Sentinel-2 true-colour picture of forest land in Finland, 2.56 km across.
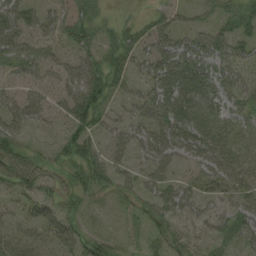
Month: August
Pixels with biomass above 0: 70%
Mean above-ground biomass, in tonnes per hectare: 39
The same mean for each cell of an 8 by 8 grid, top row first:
56 36 41 13 13 26 17 47
58 24 41 39 42 46 55 37
23 31 71 50 36 56 43 38
45 34 73 26 40 53 37 40
50 15 58 40 47 54 57 43
64 34 42 47 35 26 41 44
17 39 30 9 35 48 22 48
14 24 58 32 28 30 25 43
